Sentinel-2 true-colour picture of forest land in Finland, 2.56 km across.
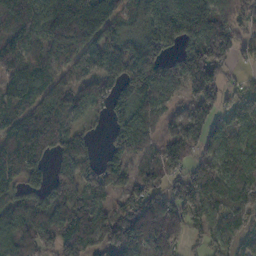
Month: November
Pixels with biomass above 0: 83%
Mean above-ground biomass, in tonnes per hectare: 112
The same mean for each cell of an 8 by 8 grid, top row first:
123 178 249 130 87 187 140 64
146 111 120 105 127 85 155 69
142 108 100 100 156 100 169 29
73 129 66 79 109 23 115 126
127 121 83 57 75 104 95 97
92 90 102 120 73 67 141 142
74 125 130 85 138 99 168 147
104 87 156 172 122 97 88 106
